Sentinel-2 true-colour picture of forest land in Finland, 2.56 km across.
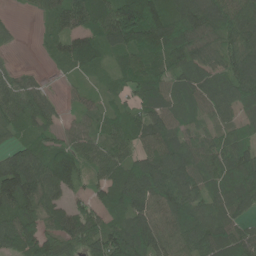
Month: June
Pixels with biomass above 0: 89%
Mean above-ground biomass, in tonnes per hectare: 84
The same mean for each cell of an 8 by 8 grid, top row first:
8 53 110 154 207 118 129 110
13 36 87 79 106 101 71 102
56 13 27 40 94 69 84 105
93 59 38 44 71 63 60 62
58 66 73 76 61 84 66 71
146 111 64 84 109 108 78 130
105 82 61 82 97 100 79 75
95 91 100 128 114 88 108 104
